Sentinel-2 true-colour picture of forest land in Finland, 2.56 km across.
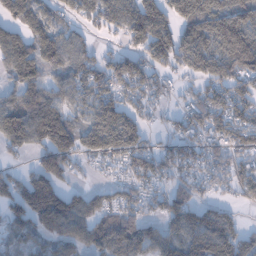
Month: January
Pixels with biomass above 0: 79%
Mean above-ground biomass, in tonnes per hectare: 95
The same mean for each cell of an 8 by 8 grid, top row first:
95 69 67 103 142 105 139 109
125 108 76 27 98 126 129 101
72 72 86 116 115 50 110 88
131 143 57 114 57 51 129 103
92 152 112 146 83 89 95 108
60 128 35 39 107 83 100 95
100 171 108 86 74 101 64 43
45 63 79 91 95 75 131 91
